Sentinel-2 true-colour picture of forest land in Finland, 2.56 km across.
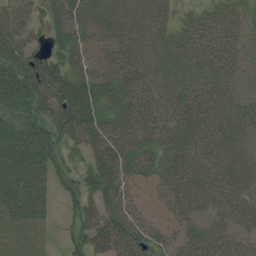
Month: July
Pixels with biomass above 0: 91%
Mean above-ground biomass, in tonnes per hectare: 54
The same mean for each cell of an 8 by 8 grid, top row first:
56 41 66 63 60 25 36 42
67 35 53 57 61 48 44 45
75 91 56 56 60 47 45 36
50 63 78 47 65 60 53 50
65 55 48 64 52 67 66 53
63 45 37 62 43 66 69 70
63 36 42 60 32 52 51 72
44 19 34 92 63 36 65 52
